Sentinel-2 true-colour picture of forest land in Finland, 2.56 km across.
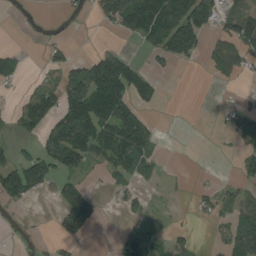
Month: August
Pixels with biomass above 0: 42%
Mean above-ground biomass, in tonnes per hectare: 45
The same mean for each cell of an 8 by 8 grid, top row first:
1 12 19 70 135 140 85 71
13 25 4 26 33 94 32 59
38 20 81 148 67 5 4 13
40 93 121 125 35 7 4 47
23 53 105 112 66 1 4 27
108 60 32 28 32 2 3 36
20 3 111 4 18 2 29 65
8 9 27 8 66 37 4 87
